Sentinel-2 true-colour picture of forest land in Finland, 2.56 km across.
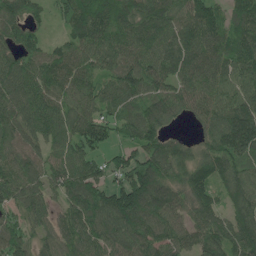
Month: May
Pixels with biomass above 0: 93%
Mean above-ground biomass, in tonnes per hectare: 110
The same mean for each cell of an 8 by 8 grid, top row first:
98 47 143 153 136 113 139 112
103 65 103 125 118 128 122 125
114 122 119 87 125 102 114 124
102 122 104 80 94 72 105 149
92 86 105 59 106 69 88 170
117 93 126 104 164 96 126 125
90 76 127 156 146 105 105 110
114 71 117 107 105 93 105 121
